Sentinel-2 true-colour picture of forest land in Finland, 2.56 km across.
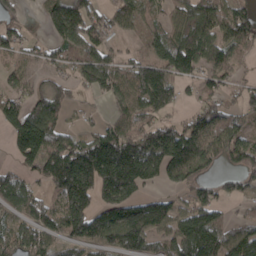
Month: April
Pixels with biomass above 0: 74%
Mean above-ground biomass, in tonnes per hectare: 105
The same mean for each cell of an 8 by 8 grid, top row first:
40 88 156 89 81 65 120 113
68 51 97 59 50 144 122 69
65 47 80 115 165 111 69 48
118 112 19 56 97 49 111 73
110 163 118 229 181 182 118 112
67 118 248 238 168 97 56 66
68 81 137 176 143 80 101 14
91 73 99 108 121 122 169 127
